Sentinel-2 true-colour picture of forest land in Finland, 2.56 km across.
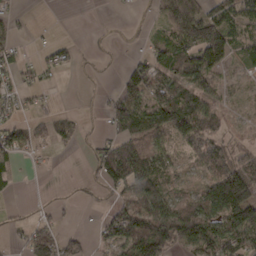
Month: March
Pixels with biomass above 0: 60%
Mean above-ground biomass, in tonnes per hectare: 59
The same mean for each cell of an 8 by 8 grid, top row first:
20 2 8 6 4 62 57 60
31 21 8 12 22 94 163 33
32 13 5 7 108 98 70 8
32 13 10 59 98 155 98 13
67 25 12 61 105 59 125 29
28 4 7 108 138 32 81 172
6 17 6 51 121 77 107 159
18 110 38 74 161 117 116 106
